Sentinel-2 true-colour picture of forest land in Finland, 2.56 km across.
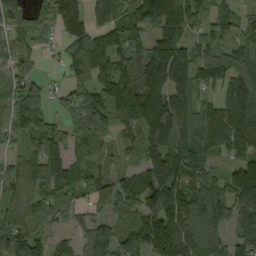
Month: September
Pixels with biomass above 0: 87%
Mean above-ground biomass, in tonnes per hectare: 97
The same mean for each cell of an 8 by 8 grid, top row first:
47 73 120 95 103 125 61 74
65 17 121 114 89 122 69 109
73 23 63 99 162 119 79 125
108 51 62 99 182 164 90 135
35 91 64 37 96 140 118 110
79 104 86 64 102 147 92 158
79 66 54 73 94 149 158 105
138 69 60 120 140 163 129 80
